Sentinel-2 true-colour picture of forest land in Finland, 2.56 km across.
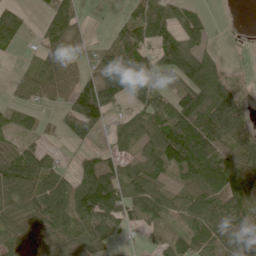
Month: June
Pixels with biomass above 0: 74%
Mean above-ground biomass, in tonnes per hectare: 83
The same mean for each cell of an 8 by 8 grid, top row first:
65 52 39 8 114 74 22 1
29 68 40 99 118 153 45 2
21 60 61 135 96 69 134 15
45 15 148 66 76 114 145 95
53 24 29 42 69 195 146 107
172 135 116 131 94 60 135 132
88 148 144 156 109 65 129 94
61 69 76 60 13 64 81 79
